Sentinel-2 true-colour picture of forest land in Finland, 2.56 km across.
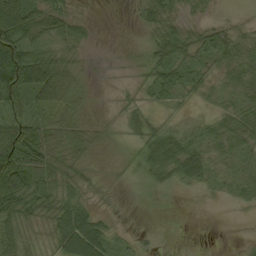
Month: September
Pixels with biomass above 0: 72%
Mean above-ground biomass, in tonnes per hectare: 31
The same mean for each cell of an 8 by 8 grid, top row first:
65 45 13 0 29 31 11 6
48 40 23 0 11 66 49 47
90 68 27 1 17 46 25 39
26 17 25 4 20 15 13 42
90 67 40 4 31 54 31 32
95 61 23 3 21 45 35 28
53 44 37 11 1 1 1 10
20 21 96 37 9 0 0 3
